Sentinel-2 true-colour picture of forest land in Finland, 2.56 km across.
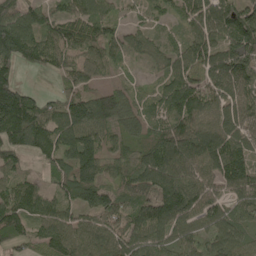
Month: May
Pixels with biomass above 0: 90%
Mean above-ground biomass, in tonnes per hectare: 111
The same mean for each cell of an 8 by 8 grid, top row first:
133 92 101 70 49 63 132 149
204 129 96 80 79 74 132 157
98 14 76 38 20 128 104 144
270 102 147 141 83 148 107 123
141 143 169 75 89 149 139 120
79 63 147 67 142 144 100 128
133 104 93 111 118 161 108 104
87 91 97 108 119 98 99 89
